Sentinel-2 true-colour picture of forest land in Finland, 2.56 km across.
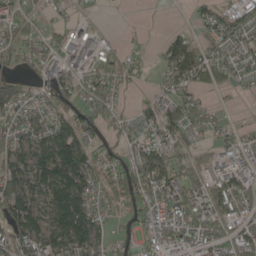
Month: May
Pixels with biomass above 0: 70%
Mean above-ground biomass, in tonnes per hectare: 53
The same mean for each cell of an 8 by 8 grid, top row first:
41 22 11 0 1 0 46 70
50 47 78 30 11 56 47 50
35 46 43 58 13 59 57 37
51 51 52 41 28 50 32 6
65 95 100 34 61 60 23 35
86 111 109 61 72 67 44 52
94 80 113 39 64 75 72 50
79 81 107 48 36 46 54 65
